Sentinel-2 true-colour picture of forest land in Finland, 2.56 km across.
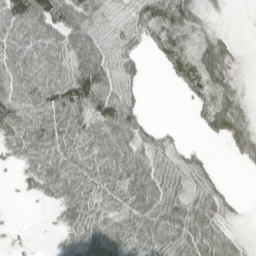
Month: April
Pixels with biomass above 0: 75%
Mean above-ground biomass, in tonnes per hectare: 48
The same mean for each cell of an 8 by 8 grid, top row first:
80 82 62 15 64 106 12 0
72 79 105 30 18 49 48 6
86 78 117 72 16 37 61 15
89 83 78 107 30 0 48 46
44 66 52 65 47 19 8 46
9 61 57 60 75 28 19 1
1 10 58 35 67 71 72 3
5 2 46 63 52 64 66 17
